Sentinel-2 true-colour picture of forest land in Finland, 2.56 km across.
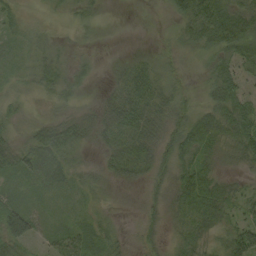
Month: September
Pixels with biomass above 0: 84%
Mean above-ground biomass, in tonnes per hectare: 29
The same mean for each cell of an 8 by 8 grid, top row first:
19 12 18 1 0 29 77 63
16 18 9 2 3 8 28 56
16 30 17 19 39 14 16 35
21 18 17 38 44 27 34 49
27 45 22 30 41 38 58 50
34 36 19 20 22 42 53 15
46 20 16 11 13 31 61 34
56 22 40 23 17 22 25 61
